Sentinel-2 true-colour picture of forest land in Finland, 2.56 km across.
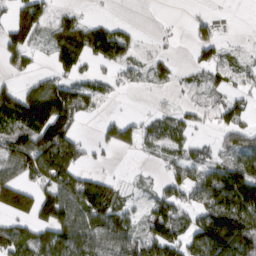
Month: March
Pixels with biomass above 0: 60%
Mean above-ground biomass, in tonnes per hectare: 74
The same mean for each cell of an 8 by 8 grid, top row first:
78 60 31 8 1 2 19 1
85 53 173 127 11 7 62 9
27 65 52 29 23 19 33 34
152 173 83 5 12 35 29 55
101 162 61 66 52 58 26 76
79 123 99 24 9 58 71 176
153 136 146 113 35 90 126 179
89 97 135 118 91 90 185 160
